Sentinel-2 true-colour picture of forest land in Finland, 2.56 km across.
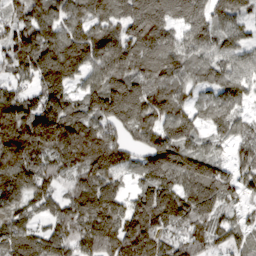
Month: March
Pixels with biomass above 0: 91%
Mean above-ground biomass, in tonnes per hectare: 128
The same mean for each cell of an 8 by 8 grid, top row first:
98 159 137 142 174 136 128 97
159 176 180 149 142 122 112 96
93 175 84 143 109 103 88 104
178 199 114 186 152 148 85 77
240 200 174 149 106 168 61 88
152 106 124 122 86 142 159 102
105 90 161 149 125 160 129 58
138 138 141 139 24 59 97 61
